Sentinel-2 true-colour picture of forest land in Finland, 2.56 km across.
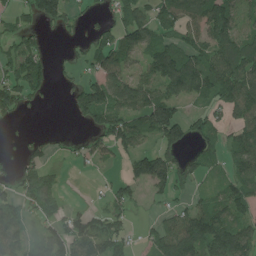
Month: July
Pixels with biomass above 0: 64%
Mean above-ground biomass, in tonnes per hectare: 77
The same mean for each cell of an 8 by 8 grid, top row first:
48 92 38 47 75 110 139 94
73 24 26 109 95 93 96 118
104 60 51 135 98 141 118 127
61 2 68 110 136 92 54 98
10 32 28 93 52 83 55 78
48 52 4 19 128 105 34 87
79 59 28 66 18 42 82 83
90 89 119 97 27 119 138 121
